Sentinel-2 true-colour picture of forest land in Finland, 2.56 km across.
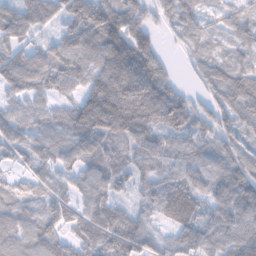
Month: February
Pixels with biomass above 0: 91%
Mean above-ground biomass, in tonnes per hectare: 83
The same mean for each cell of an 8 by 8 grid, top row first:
100 100 127 129 62 84 45 78
67 29 115 145 106 16 48 67
63 66 65 140 154 35 67 87
60 58 107 152 138 134 61 84
81 74 68 87 95 57 64 60
44 65 70 90 61 64 76 96
79 71 62 81 48 113 68 92
97 94 83 110 78 64 96 108
